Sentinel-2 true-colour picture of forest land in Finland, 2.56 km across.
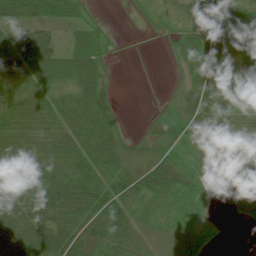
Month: July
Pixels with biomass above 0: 78%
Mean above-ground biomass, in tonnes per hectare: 40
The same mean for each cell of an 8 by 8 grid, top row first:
48 42 25 1 5 11 45 46
55 50 53 10 1 33 70 16
26 44 58 13 0 7 67 16
49 43 56 32 0 16 48 26
52 50 64 51 14 20 11 15
46 66 65 60 64 65 21 29
59 78 80 91 26 30 20 37
75 95 83 74 26 37 35 0
